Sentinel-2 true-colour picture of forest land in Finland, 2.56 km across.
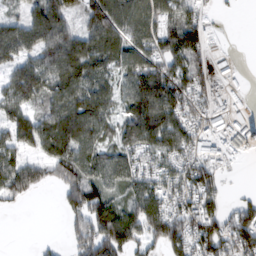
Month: February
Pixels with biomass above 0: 76%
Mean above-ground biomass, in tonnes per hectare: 93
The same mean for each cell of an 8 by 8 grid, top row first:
48 117 61 128 110 103 36 5
108 115 110 98 120 138 66 6
101 110 122 75 172 129 95 45
60 81 132 73 153 124 129 113
53 104 122 71 120 110 139 115
119 68 120 92 101 97 94 5
12 0 107 112 128 93 120 71
0 9 84 149 85 107 124 126
